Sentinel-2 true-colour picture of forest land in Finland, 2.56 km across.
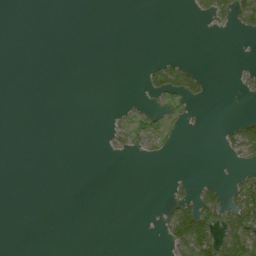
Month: July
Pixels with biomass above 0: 14%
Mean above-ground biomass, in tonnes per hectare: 15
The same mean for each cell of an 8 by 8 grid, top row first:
0 0 0 0 0 0 25 60
0 0 0 0 0 0 0 1
0 0 0 0 17 56 17 11
0 0 0 5 24 31 1 3
0 0 0 14 27 9 0 67
0 0 0 0 0 5 2 21
0 0 0 0 0 65 74 96
0 0 0 0 0 79 111 114
